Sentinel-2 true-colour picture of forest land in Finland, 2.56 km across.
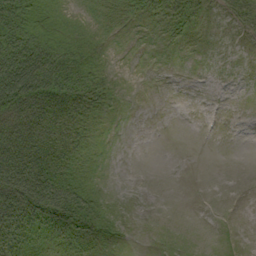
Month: September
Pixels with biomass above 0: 55%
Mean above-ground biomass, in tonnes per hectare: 27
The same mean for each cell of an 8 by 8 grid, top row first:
68 31 8 14 12 25 13 39
98 64 32 5 1 4 5 5
123 97 58 15 0 0 1 1
71 68 41 12 0 0 0 0
77 58 32 3 0 0 0 0
95 78 31 1 0 0 0 0
85 89 69 17 0 0 0 0
61 31 35 19 0 3 0 1
